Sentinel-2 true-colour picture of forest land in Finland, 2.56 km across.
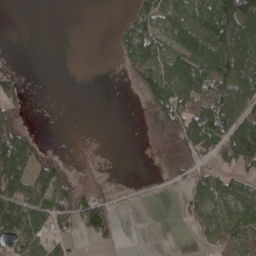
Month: April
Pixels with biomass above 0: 49%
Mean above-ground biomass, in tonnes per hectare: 57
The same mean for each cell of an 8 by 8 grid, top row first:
0 0 0 1 72 83 136 182
0 0 0 11 129 73 121 168
37 0 0 0 87 114 165 141
38 0 0 0 43 134 180 97
119 6 0 0 3 56 108 197
120 86 8 4 8 32 49 49
122 87 96 41 5 9 73 80
62 50 18 25 1 0 40 72
